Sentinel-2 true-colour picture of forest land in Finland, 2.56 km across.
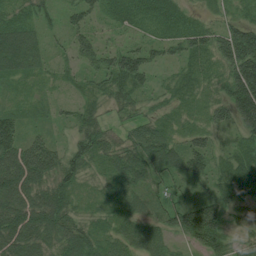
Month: July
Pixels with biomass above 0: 92%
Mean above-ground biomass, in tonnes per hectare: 61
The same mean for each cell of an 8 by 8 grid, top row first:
47 30 62 35 52 56 21 34
104 30 52 41 53 49 74 165
35 17 25 74 56 34 35 149
40 19 43 29 31 27 41 133
101 74 68 51 92 43 60 39
123 81 57 60 69 50 65 67
99 97 35 48 47 70 104 33
88 74 95 59 82 33 93 38
